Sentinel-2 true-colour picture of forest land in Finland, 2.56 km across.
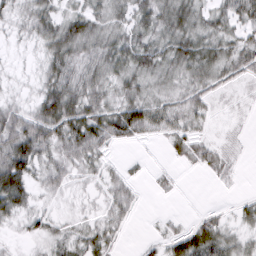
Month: March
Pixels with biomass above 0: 78%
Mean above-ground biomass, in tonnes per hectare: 29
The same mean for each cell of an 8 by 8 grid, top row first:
23 38 39 32 38 43 33 42
7 33 47 45 45 46 39 36
7 36 44 35 34 28 31 23
30 55 53 42 49 37 17 5
65 48 54 23 7 21 19 5
72 32 20 17 5 7 10 4
43 13 9 26 4 1 5 14
9 28 29 21 6 29 48 25
